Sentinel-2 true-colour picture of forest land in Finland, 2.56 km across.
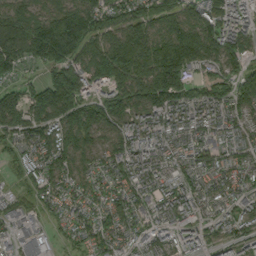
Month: September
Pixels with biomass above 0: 92%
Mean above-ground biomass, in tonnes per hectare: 112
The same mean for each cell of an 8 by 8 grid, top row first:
130 116 178 116 134 128 120 105
165 229 182 176 216 235 143 113
63 122 168 212 178 206 77 97
130 152 169 134 115 114 97 85
68 136 131 81 110 72 69 65
30 97 73 79 119 86 76 85
69 48 69 84 75 109 59 72
71 62 58 87 73 90 60 74
